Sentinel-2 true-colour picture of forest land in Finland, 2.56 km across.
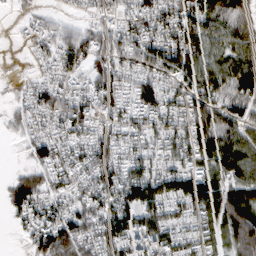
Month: February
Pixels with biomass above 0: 83%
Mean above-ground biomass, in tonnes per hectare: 74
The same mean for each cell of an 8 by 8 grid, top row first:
8 26 22 43 81 99 91 69
4 45 86 73 91 110 76 64
9 47 46 78 69 67 88 114
38 77 86 60 77 72 98 69
11 76 70 81 74 83 109 92
37 65 59 86 112 115 89 88
69 68 65 104 116 77 112 120
7 105 109 102 109 88 67 108
